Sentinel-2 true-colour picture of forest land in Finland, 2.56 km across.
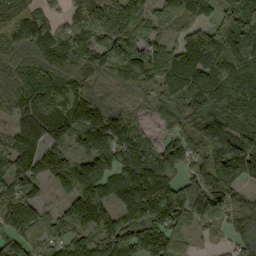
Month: September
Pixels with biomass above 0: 91%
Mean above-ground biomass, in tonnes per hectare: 151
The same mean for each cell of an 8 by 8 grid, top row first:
226 89 129 172 183 175 97 155
209 180 141 180 145 123 216 190
160 176 152 118 154 182 190 149
110 189 230 144 52 82 166 139
136 143 102 162 120 121 200 179
161 102 169 121 194 97 201 179
128 43 188 136 218 219 163 157
134 116 115 171 182 128 28 123
